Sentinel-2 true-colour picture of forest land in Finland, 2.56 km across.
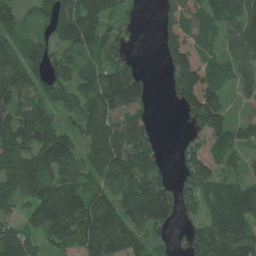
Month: June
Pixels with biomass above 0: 80%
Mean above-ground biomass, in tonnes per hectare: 99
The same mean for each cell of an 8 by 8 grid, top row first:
65 86 130 70 9 92 106 160
81 81 94 84 2 106 55 127
117 108 88 145 71 100 111 97
99 92 122 134 69 21 201 28
106 164 87 130 111 10 73 73
117 107 81 109 115 51 116 62
48 133 136 127 183 97 94 178
107 64 105 144 85 28 169 164
